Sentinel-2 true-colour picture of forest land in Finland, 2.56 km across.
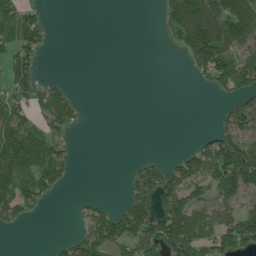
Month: July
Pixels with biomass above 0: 45%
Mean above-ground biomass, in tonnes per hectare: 62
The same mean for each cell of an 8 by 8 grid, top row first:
129 17 0 0 0 105 126 93
108 22 0 0 0 33 147 86
102 20 0 0 0 0 63 108
95 118 34 0 0 0 0 80
177 140 2 0 0 0 58 108
165 130 2 0 85 87 107 141
121 17 16 47 114 135 79 70
0 4 69 136 125 145 91 118
